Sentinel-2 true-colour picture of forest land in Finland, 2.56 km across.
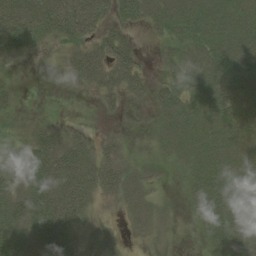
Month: August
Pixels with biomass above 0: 77%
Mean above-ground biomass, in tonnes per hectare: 35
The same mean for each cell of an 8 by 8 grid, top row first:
62 68 72 34 33 47 47 39
36 9 29 55 5 27 50 50
7 2 30 41 31 37 59 47
13 6 0 13 8 47 52 51
17 45 28 17 9 42 51 43
50 66 63 44 24 10 51 42
41 64 51 10 33 10 46 44
44 52 37 20 8 4 21 44
